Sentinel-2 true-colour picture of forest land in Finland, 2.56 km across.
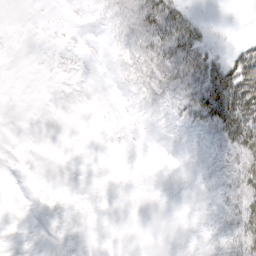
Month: April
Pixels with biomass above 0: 34%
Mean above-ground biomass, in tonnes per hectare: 13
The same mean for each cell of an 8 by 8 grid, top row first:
0 0 1 15 45 33 2 0
0 0 0 6 34 51 19 21
0 0 0 2 26 39 55 81
0 0 0 0 5 16 64 79
0 0 0 0 0 3 14 63
0 0 0 0 0 1 7 42
0 1 0 0 0 0 3 43
0 2 1 0 0 0 5 39
